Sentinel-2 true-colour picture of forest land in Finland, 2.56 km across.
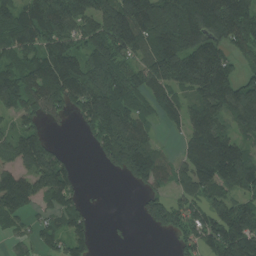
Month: July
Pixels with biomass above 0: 76%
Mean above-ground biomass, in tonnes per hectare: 121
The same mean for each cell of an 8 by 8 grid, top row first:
116 188 155 210 197 204 207 227
113 130 100 162 121 183 155 106
144 186 171 137 97 133 219 108
84 95 95 192 73 76 145 128
113 81 7 179 135 21 172 118
107 173 32 22 147 85 163 204
119 74 68 0 67 110 116 148
47 71 79 7 0 44 138 230
